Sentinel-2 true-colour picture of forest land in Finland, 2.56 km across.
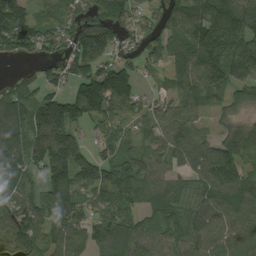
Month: August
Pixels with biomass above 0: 86%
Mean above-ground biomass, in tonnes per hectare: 129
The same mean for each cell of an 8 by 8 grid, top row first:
155 80 94 137 75 142 198 201
101 82 189 147 100 116 230 193
76 87 148 212 57 88 165 133
155 217 167 154 90 113 68 54
157 177 120 95 85 142 101 131
139 118 174 136 116 73 157 136
135 156 133 131 84 82 136 128
125 103 114 188 114 95 128 120
